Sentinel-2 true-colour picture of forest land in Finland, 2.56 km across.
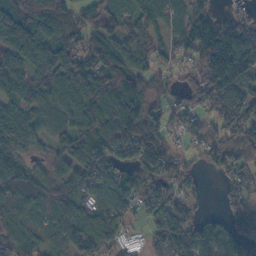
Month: October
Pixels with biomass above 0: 86%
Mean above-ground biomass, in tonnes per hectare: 88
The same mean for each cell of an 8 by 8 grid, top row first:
103 126 57 59 83 63 34 43
106 115 93 94 82 47 146 167
81 105 113 132 99 38 139 130
69 72 130 158 150 57 71 96
88 51 97 131 136 36 68 104
85 67 87 83 99 79 19 46
82 61 109 96 59 87 19 86
84 62 145 77 30 129 107 85
